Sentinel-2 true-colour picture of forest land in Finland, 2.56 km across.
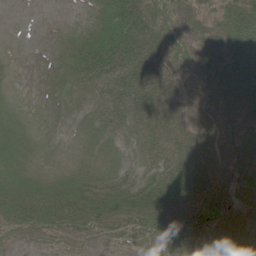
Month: June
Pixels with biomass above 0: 82%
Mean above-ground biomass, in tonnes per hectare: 29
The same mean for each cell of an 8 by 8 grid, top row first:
0 0 2 48 62 37 26 42
0 3 23 57 55 34 38 48
1 4 22 36 56 30 40 51
9 1 9 30 47 33 31 38
21 3 8 13 27 41 34 35
22 13 22 21 25 51 43 32
38 41 49 64 61 61 44 30
7 8 12 10 27 30 27 44
